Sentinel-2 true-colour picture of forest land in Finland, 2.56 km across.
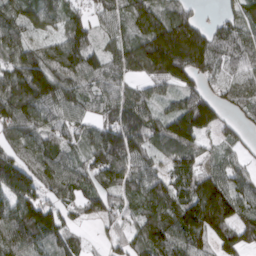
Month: March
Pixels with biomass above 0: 88%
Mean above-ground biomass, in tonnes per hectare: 98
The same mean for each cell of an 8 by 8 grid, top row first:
87 85 72 63 115 106 14 65
97 71 153 60 143 230 130 75
126 161 104 77 68 113 55 64
121 91 74 82 89 100 140 50
93 91 59 142 114 109 40 44
148 89 96 115 103 97 100 72
120 109 63 75 89 121 196 118
121 112 47 43 103 124 100 110
